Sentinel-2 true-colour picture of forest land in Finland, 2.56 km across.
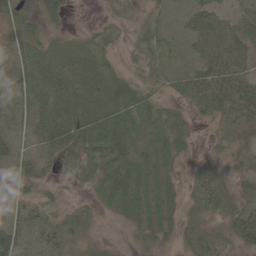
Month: May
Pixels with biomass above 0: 80%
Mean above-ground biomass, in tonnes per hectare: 26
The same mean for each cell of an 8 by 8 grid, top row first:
30 35 0 9 10 14 51 23
30 26 23 18 19 11 58 51
38 33 28 24 20 18 41 51
23 32 28 29 36 18 22 32
22 26 33 40 27 24 7 16
41 22 21 36 33 18 22 19
28 19 14 19 40 31 20 23
45 24 13 7 27 24 22 35
